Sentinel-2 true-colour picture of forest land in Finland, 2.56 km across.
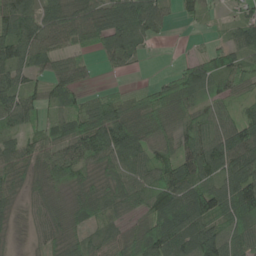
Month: May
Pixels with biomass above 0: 86%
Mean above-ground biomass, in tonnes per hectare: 71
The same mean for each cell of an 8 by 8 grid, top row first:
106 90 87 107 126 25 23 46
125 91 43 84 28 2 26 78
71 55 45 6 11 58 78 60
98 41 70 98 93 70 54 42
56 67 97 122 82 64 104 117
58 77 60 67 69 105 79 98
28 61 74 59 53 111 107 99
8 54 66 51 108 118 130 84
